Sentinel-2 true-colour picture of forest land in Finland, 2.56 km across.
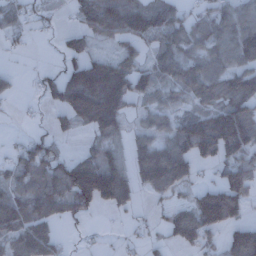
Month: December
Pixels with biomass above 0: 69%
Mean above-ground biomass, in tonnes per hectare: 82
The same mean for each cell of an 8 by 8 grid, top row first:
44 23 65 123 121 72 66 97
18 1 70 32 51 80 76 127
16 44 166 179 88 77 113 114
6 27 156 139 45 57 98 132
21 51 13 57 62 111 162 131
63 120 185 174 95 121 17 147
113 95 88 70 12 58 197 93
84 85 12 6 30 57 55 122
